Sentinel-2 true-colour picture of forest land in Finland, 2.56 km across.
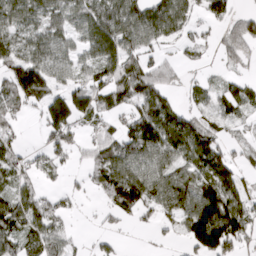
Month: March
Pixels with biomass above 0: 68%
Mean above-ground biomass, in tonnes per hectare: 61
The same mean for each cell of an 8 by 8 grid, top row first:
69 63 71 90 89 86 45 44
59 74 50 100 65 22 24 63
97 83 42 85 98 30 18 30
37 86 74 48 78 68 40 39
34 45 36 69 107 102 86 21
48 21 14 94 91 70 89 58
79 57 7 41 57 73 133 95
66 65 7 16 2 12 159 77
